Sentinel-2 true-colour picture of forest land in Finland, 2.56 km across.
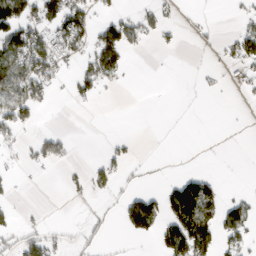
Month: March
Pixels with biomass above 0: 29%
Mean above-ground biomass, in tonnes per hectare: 34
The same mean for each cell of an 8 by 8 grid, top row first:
116 85 76 33 34 12 2 13
90 69 52 101 15 8 8 59
125 64 48 32 0 0 7 28
100 7 2 0 0 0 0 1
23 59 1 15 1 0 1 2
10 2 10 41 14 18 25 0
15 2 1 12 120 108 89 54
35 54 24 8 17 122 80 46
